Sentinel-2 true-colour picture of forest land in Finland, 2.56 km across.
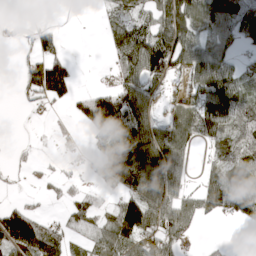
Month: April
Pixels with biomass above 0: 60%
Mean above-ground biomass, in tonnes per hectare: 57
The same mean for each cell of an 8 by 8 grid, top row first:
7 3 0 32 48 112 71 97
12 39 0 43 135 104 82 39
19 170 11 29 108 37 134 70
3 11 32 124 81 43 102 86
5 2 11 38 148 91 45 93
5 23 13 58 139 79 34 75
61 9 55 32 67 96 43 73
106 124 27 70 73 44 9 1
